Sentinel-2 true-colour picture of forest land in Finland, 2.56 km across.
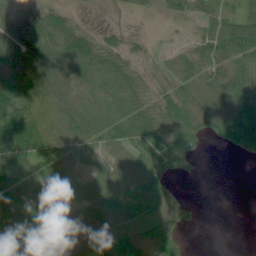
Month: June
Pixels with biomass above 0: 81%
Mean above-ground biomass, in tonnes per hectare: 69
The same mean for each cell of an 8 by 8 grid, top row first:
85 74 19 10 9 32 52 68
85 94 97 55 21 22 67 99
112 95 71 82 41 62 78 100
115 74 83 78 75 81 99 145
142 93 75 65 88 77 27 99
110 90 54 67 81 39 1 0
126 99 75 92 84 48 0 0
99 87 60 98 90 63 0 0
